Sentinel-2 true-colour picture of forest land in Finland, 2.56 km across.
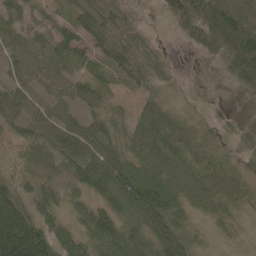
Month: May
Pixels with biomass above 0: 88%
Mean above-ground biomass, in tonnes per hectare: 64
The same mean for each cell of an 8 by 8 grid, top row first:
40 27 61 57 20 88 127 80
50 61 69 77 46 6 58 131
48 52 48 37 58 22 2 48
61 53 40 33 73 43 19 8
33 57 74 56 108 101 48 43
58 50 69 108 113 122 81 51
119 72 48 74 115 72 64 33
181 114 78 95 71 98 17 10
